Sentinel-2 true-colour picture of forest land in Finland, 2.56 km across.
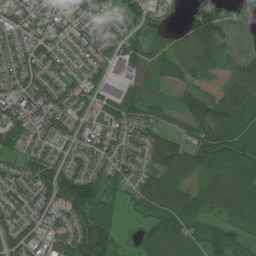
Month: July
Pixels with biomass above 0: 85%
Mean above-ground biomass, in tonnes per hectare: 79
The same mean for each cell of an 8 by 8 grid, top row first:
78 87 51 61 61 10 132 18
71 79 69 73 86 66 111 17
94 77 50 58 59 47 36 83
112 111 60 71 53 46 120 106
59 75 70 68 100 79 136 105
75 115 110 65 72 90 77 110
92 79 137 51 68 119 74 107
92 69 131 85 58 99 79 60
